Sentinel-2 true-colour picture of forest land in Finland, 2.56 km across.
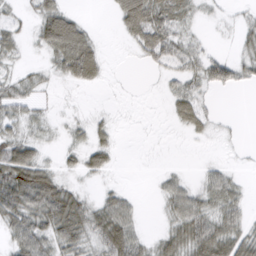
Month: March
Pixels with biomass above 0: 59%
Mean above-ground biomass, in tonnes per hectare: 28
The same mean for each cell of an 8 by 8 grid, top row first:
12 48 14 13 73 35 7 8
21 37 73 0 42 45 12 16
21 9 38 2 0 23 38 26
26 9 3 4 0 25 19 0
50 9 17 21 0 0 4 4
81 47 16 8 2 18 23 12
69 71 53 47 5 38 34 36
42 43 42 64 23 47 73 68
